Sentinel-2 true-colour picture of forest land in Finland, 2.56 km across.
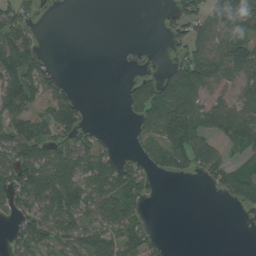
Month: August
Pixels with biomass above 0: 55%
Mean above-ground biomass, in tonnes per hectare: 49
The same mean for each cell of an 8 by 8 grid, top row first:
46 1 0 0 0 49 65 84
95 9 0 0 0 32 58 82
103 71 0 0 37 80 84 53
69 44 49 0 68 107 63 70
79 55 61 15 35 116 59 55
87 101 78 83 52 34 42 71
54 82 79 80 29 0 0 25
45 61 72 68 66 0 0 0
